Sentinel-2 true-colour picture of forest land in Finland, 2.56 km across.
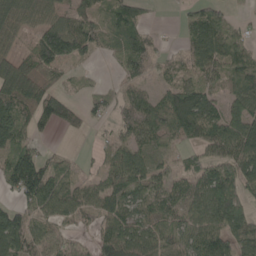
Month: May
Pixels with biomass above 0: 74%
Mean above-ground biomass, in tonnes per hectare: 74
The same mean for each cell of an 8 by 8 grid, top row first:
62 45 73 63 33 10 79 14
34 104 74 45 74 16 115 89
124 63 14 9 45 45 58 96
118 99 39 36 105 153 113 90
99 13 1 36 77 47 83 132
151 94 44 71 91 52 94 116
64 81 83 108 76 67 111 102
123 63 24 121 105 86 104 102
